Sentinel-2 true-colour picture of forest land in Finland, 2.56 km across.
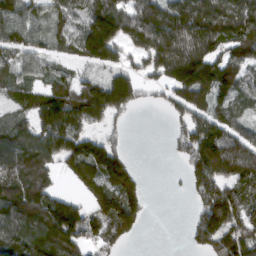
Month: March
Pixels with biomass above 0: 76%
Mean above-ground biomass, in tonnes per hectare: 111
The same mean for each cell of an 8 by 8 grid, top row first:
114 84 97 167 147 167 194 174
93 54 97 123 122 196 157 123
76 71 62 80 54 152 170 107
57 154 145 82 10 64 112 66
120 133 128 64 0 54 178 121
156 108 107 170 26 5 177 138
163 171 91 160 77 0 154 142
158 191 107 87 7 0 150 171
